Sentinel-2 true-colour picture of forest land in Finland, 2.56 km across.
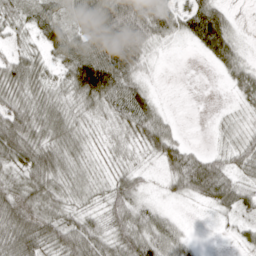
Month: April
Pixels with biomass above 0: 83%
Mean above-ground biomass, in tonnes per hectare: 51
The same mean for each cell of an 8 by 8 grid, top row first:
43 55 71 106 105 65 111 10
28 47 72 124 68 6 63 30
66 37 105 122 33 0 0 49
69 59 38 50 87 5 2 19
72 60 38 22 43 53 5 44
39 69 35 32 21 60 107 39
79 58 32 55 48 7 20 42
81 64 82 61 80 56 0 18
